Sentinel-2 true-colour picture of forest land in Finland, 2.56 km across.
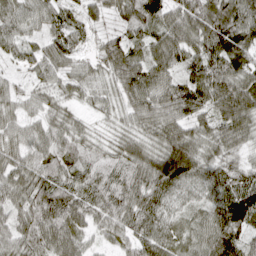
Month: April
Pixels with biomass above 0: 97%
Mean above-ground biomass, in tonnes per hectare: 67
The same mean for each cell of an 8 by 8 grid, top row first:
61 59 44 35 88 73 91 90
45 54 33 75 60 88 83 82
24 48 53 60 90 65 106 84
41 47 29 35 69 76 58 111
54 61 47 39 59 104 64 54
66 71 61 75 81 117 74 73
58 102 75 79 79 43 58 131
64 74 53 36 68 52 82 85
